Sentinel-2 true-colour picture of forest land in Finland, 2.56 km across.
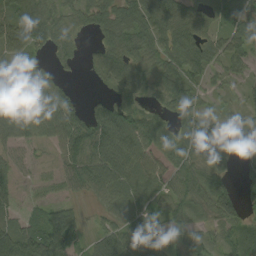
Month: August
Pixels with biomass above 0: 81%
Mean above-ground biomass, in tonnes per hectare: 51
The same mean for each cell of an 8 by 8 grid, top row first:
66 58 42 59 86 66 35 57
61 52 23 58 69 78 54 52
27 40 9 65 61 68 37 31
46 74 45 74 35 52 24 32
35 31 91 113 69 53 51 34
24 13 79 97 62 47 67 24
24 34 17 48 43 50 55 43
75 88 33 77 68 44 28 39
